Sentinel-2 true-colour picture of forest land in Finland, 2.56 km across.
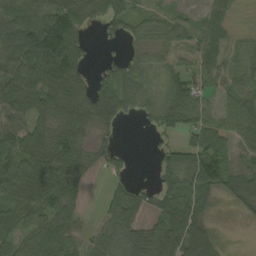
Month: September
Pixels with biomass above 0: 77%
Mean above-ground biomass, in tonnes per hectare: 63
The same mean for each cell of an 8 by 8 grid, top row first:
104 102 87 63 34 24 45 7
139 161 65 5 39 36 62 22
128 124 62 58 68 62 48 46
101 95 83 88 38 98 52 85
55 63 55 26 1 36 80 31
38 88 58 30 0 72 109 85
52 71 39 65 57 79 48 33
59 100 49 79 85 90 80 1
